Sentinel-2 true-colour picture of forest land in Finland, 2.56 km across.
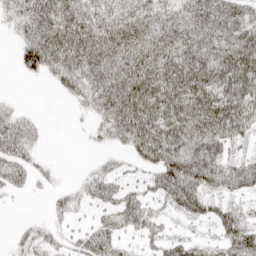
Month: April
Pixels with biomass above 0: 75%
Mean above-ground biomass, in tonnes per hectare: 47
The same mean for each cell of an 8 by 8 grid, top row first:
41 68 63 51 55 51 69 54
24 76 73 68 64 65 59 83
3 19 56 66 77 74 74 86
23 1 12 66 82 78 87 80
56 5 2 24 64 69 64 25
40 16 13 37 27 85 65 57
2 12 21 41 46 43 43 32
18 30 35 53 34 37 27 69
